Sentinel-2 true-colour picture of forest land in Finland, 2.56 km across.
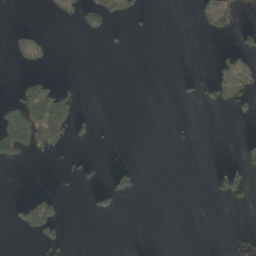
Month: May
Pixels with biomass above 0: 12%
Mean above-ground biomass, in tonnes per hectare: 14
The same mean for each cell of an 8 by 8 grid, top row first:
0 6 37 46 5 0 30 17
16 9 0 0 0 0 0 15
6 19 3 0 0 1 12 40
71 173 15 0 0 0 3 10
120 73 5 0 0 0 0 8
0 0 5 9 3 0 2 26
13 44 0 9 0 0 0 3
1 18 0 0 0 0 0 3
